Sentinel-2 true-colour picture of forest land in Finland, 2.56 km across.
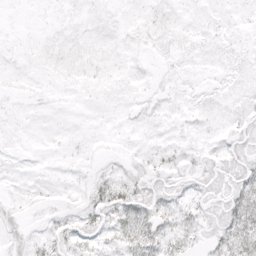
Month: April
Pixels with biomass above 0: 76%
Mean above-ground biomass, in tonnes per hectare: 8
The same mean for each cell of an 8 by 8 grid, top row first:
1 2 5 4 5 4 4 5
3 5 6 5 4 6 5 4
4 4 5 4 3 5 3 6
3 3 2 4 7 5 6 7
4 5 5 3 4 5 5 11
5 4 5 9 11 10 13 19
8 5 10 24 22 14 11 26
11 9 14 13 26 16 10 24
